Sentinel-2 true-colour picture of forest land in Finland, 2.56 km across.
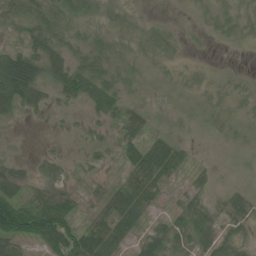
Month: June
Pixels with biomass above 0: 71%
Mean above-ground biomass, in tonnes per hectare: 26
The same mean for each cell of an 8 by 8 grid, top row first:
37 45 30 23 7 2 10 18
18 44 25 23 19 11 2 5
82 31 49 36 13 10 10 8
30 16 6 26 26 9 12 10
3 3 6 15 49 31 2 7
40 29 7 10 64 22 16 3
80 70 22 44 45 21 39 29
58 47 57 44 34 48 34 28
